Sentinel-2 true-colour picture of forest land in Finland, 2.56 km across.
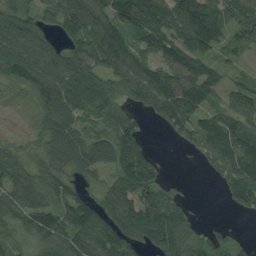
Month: August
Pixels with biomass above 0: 82%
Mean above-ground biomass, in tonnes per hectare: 84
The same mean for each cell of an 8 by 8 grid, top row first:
82 63 142 97 136 125 132 83
94 70 96 138 88 104 92 56
57 87 97 94 128 120 104 36
17 68 65 73 45 113 87 100
38 73 91 106 60 30 140 120
78 69 51 59 132 12 21 128
95 92 98 80 128 103 1 44
77 95 93 104 78 120 70 22
